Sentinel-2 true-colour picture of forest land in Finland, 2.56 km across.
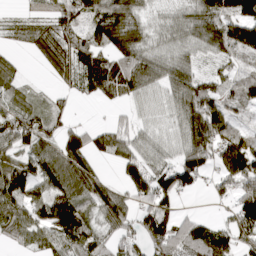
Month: April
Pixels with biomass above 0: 78%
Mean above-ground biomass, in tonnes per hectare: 70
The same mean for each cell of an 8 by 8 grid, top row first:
16 47 86 113 44 43 102 107
22 54 88 92 74 58 69 116
55 16 78 96 92 82 46 50
79 73 3 12 36 61 117 33
77 62 58 73 57 49 103 78
106 97 90 16 92 93 40 104
112 114 92 95 57 49 5 89
50 72 104 45 82 114 105 65
